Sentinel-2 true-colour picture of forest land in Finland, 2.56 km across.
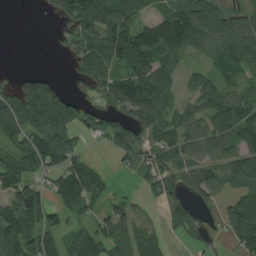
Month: August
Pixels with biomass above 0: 72%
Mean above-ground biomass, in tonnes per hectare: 75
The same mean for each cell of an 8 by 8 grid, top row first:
0 23 134 111 46 117 97 53
0 2 67 108 130 121 63 87
50 75 41 89 142 50 54 51
140 170 81 65 110 71 83 78
67 133 37 69 74 88 93 74
84 51 122 23 46 83 87 87
99 73 70 44 18 62 31 92
117 70 71 87 81 15 36 76
